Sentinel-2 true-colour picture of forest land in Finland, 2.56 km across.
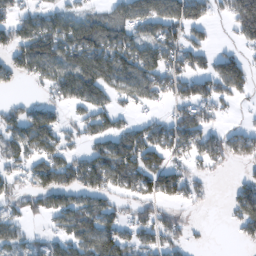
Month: February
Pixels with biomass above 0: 65%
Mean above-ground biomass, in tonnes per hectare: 80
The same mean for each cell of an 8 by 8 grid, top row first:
69 87 87 84 127 133 62 147
97 153 172 152 117 104 48 36
45 83 144 102 121 94 93 99
55 67 51 77 22 57 59 11
90 91 38 111 128 99 86 75
47 93 113 121 122 89 29 24
45 76 90 63 54 35 9 86
57 45 103 131 54 52 5 23
